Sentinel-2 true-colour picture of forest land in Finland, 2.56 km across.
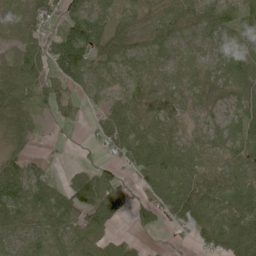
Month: June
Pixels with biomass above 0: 84%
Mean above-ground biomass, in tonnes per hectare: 57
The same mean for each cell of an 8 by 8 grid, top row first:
37 53 79 49 43 76 82 62
30 64 128 88 58 45 43 63
63 53 49 36 43 39 40 60
81 27 19 76 81 41 27 52
45 7 3 62 105 56 38 52
65 24 52 46 62 76 69 51
74 78 81 79 39 93 91 92
52 76 55 25 7 9 65 120
